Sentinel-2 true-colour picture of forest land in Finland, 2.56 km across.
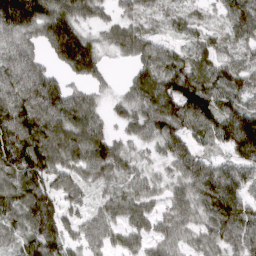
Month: March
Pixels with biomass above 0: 89%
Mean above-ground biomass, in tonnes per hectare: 98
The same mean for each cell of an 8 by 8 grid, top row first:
204 136 89 46 68 54 47 109
113 81 189 56 88 56 67 65
138 116 66 22 99 146 91 93
157 149 115 36 102 140 128 141
187 132 116 82 60 88 73 199
117 114 74 74 63 71 117 116
95 124 56 77 75 68 114 119
68 134 69 60 63 64 72 110
